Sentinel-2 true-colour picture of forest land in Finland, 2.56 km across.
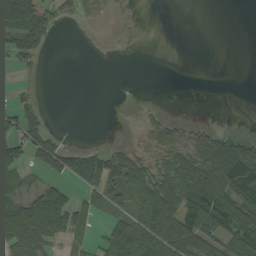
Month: September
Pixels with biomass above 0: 43%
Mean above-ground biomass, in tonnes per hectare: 32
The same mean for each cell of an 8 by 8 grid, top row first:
49 34 18 4 0 0 0 0
59 14 0 0 0 0 0 0
9 0 0 0 0 0 0 0
44 8 0 0 9 1 0 0
61 30 8 8 20 60 59 59
25 7 66 58 65 70 70 92
46 93 40 30 75 70 89 86
66 48 35 53 92 87 64 86
